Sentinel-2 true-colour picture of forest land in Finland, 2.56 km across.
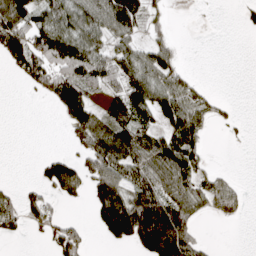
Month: April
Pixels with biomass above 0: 52%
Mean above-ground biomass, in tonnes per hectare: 69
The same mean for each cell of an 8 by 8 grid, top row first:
144 74 98 98 52 1 1 11
102 141 123 57 47 35 0 0
17 112 151 77 108 63 5 0
0 5 118 87 91 102 53 5
0 0 56 142 95 104 27 4
1 75 113 114 92 96 50 7
80 48 7 204 260 138 44 44
13 37 73 66 184 269 17 0
